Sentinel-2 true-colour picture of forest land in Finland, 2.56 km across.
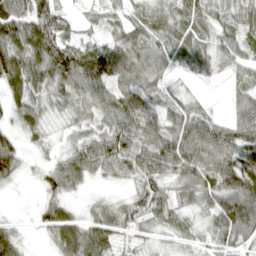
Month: April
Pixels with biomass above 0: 87%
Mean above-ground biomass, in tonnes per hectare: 53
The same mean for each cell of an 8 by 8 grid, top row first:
81 67 20 27 47 52 56 57
76 83 62 60 58 54 45 53
71 70 79 73 58 15 12 29
46 36 45 71 68 51 29 43
41 17 49 78 68 90 85 77
36 41 59 32 65 60 70 90
3 46 20 41 66 54 52 103
44 21 83 51 24 28 35 50
